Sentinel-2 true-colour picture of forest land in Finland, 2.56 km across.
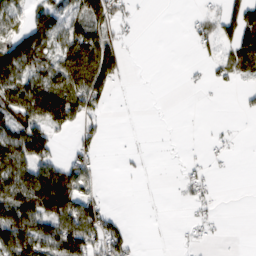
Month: February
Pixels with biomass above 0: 45%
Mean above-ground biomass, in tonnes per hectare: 48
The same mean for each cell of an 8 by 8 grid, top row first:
58 67 73 77 3 0 31 80
123 72 122 83 0 0 25 91
113 100 111 67 0 0 19 28
107 120 82 6 0 0 0 7
86 42 41 1 1 1 15 4
94 102 84 0 6 7 25 0
133 113 96 15 1 2 17 0
153 106 128 90 2 5 15 0
